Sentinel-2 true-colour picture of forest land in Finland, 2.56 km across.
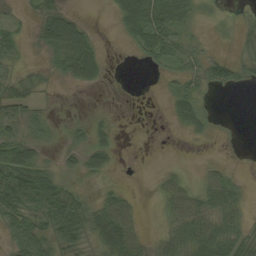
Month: September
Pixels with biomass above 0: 59%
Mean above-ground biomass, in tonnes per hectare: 28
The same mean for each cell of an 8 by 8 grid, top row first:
12 48 14 13 73 35 7 8
21 37 73 0 42 45 12 16
21 9 38 2 0 23 38 26
26 9 3 4 0 25 19 0
50 9 17 21 0 0 4 4
81 47 16 8 2 18 23 12
69 71 53 47 5 38 34 36
42 43 42 64 23 47 73 68
